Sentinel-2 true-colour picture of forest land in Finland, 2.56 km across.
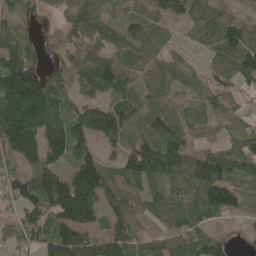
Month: May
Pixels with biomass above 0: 85%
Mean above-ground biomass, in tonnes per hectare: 96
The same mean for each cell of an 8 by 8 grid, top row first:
47 18 80 45 65 73 71 48
107 40 72 69 77 35 70 142
211 95 79 114 62 71 64 103
210 164 97 122 88 71 58 53
180 171 98 67 103 150 53 99
72 126 160 91 130 90 168 104
70 120 214 86 76 110 138 63
87 103 135 118 61 90 69 22
